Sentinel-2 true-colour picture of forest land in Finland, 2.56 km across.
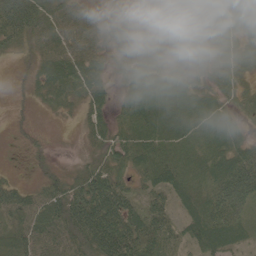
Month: June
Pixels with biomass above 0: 91%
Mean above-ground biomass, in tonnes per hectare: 49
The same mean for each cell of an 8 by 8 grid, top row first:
123 67 45 30 17 25 36 26
38 56 60 38 39 19 36 25
8 63 72 30 51 42 31 26
11 16 28 41 65 71 49 27
7 13 16 65 66 54 41 31
11 30 43 72 42 58 51 96
79 70 89 108 58 37 73 74
59 55 68 105 79 44 76 46
